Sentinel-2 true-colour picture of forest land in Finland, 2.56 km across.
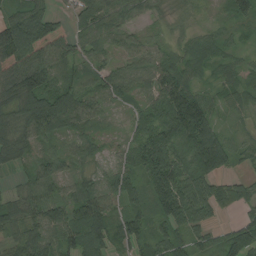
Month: August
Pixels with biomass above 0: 92%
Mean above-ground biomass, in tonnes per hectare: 71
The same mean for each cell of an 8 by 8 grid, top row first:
70 73 56 71 30 27 12 60
149 108 54 44 50 37 60 30
109 80 45 74 56 99 35 52
106 157 92 28 50 134 81 32
91 48 61 21 85 85 132 32
27 88 51 64 87 106 91 30
64 87 103 64 69 113 68 44
75 92 97 96 85 75 49 109
